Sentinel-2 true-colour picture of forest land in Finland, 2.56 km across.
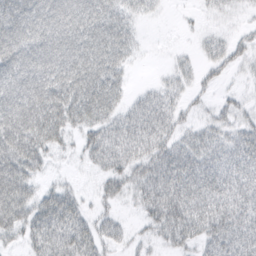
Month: March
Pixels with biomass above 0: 74%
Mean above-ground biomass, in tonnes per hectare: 41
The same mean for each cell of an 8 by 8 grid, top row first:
76 66 74 62 17 2 8 6
69 68 67 71 7 4 18 19
65 69 74 58 2 19 13 6
72 86 63 39 44 26 9 17
77 50 21 50 47 32 34 38
78 11 4 34 36 55 50 52
71 51 33 16 27 59 54 50
18 56 52 24 11 30 36 50
